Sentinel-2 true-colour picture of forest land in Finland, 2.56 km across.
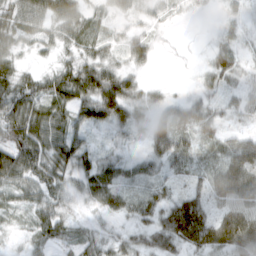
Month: March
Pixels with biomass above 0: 86%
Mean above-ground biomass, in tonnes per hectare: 40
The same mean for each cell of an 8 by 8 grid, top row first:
57 57 47 28 24 14 6 18
36 25 42 25 39 5 13 21
59 40 86 70 21 2 22 25
68 61 61 77 26 58 43 29
69 74 49 19 26 55 31 26
69 60 49 43 29 21 29 56
30 49 23 32 35 55 38 52
15 44 33 32 35 54 58 71
